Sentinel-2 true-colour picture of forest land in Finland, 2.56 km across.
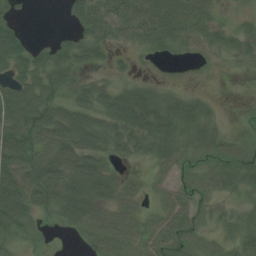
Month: July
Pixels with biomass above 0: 78%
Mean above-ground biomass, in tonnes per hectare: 37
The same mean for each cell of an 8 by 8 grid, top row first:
23 0 48 51 62 68 40 13
62 29 44 27 26 25 19 26
46 54 28 16 12 4 2 1
74 68 53 52 64 48 24 3
72 58 53 34 37 49 49 23
56 68 63 29 14 29 34 47
69 39 57 33 22 42 20 14
27 8 15 49 42 57 23 31
